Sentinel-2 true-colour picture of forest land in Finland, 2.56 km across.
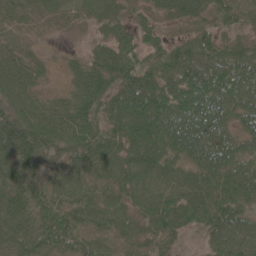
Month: June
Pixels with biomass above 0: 95%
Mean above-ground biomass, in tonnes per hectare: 77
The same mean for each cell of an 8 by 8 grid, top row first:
56 42 32 59 33 54 61 62
52 10 14 81 70 76 96 72
84 19 71 86 104 104 119 111
71 72 83 74 117 96 115 75
109 83 86 88 104 91 96 61
90 61 90 84 98 75 90 92
84 77 86 87 79 102 109 83
83 90 71 64 67 47 46 96
